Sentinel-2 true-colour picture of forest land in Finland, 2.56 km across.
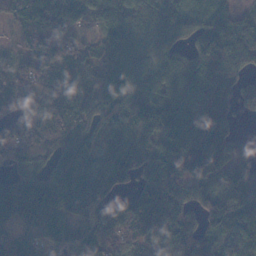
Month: November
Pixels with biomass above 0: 90%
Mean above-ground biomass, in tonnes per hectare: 129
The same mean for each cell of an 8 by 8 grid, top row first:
82 155 74 87 130 103 56 61
50 149 92 100 89 83 139 111
119 107 184 127 119 119 103 80
91 131 148 117 148 151 129 45
121 142 170 109 109 149 133 71
91 122 220 136 133 187 125 142
142 226 196 157 226 221 134 173
132 153 141 157 150 189 78 137
